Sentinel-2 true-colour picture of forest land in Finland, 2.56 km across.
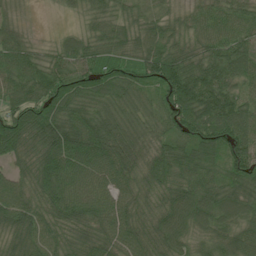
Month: July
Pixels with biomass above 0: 96%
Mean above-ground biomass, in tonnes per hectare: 80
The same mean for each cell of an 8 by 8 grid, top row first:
24 2 30 61 48 37 62 64
86 34 74 70 78 68 79 77
95 109 84 86 74 117 108 61
87 103 86 76 59 100 114 88
102 115 122 108 61 78 102 90
69 119 91 91 66 85 77 81
107 82 103 89 58 111 95 75
65 71 84 79 74 78 57 77
